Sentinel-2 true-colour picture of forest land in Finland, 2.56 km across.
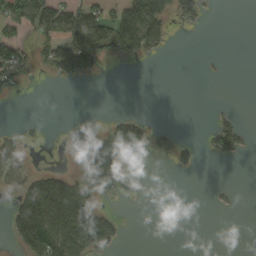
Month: September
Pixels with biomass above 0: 29%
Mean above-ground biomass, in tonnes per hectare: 38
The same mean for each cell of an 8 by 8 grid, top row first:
94 106 104 74 125 42 9 0
73 52 147 82 81 1 0 0
58 7 26 1 0 0 2 0
0 0 0 5 6 0 3 7
26 2 55 86 78 30 23 42
39 64 53 83 2 4 0 0
70 163 135 11 0 0 3 3
54 143 129 51 0 0 0 0
